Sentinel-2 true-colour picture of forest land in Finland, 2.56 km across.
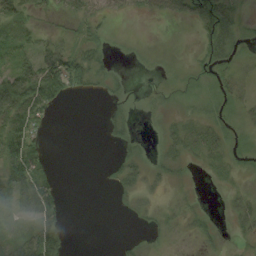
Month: August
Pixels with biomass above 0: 48%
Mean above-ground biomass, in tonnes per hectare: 18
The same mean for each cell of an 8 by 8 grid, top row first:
27 10 25 13 11 26 46 19
36 27 25 7 2 0 24 14
62 71 28 11 1 9 19 24
59 21 0 10 4 7 14 15
49 10 0 9 6 24 35 19
53 20 0 8 15 9 6 7
37 37 0 2 11 9 3 15
33 42 0 1 8 2 7 7
